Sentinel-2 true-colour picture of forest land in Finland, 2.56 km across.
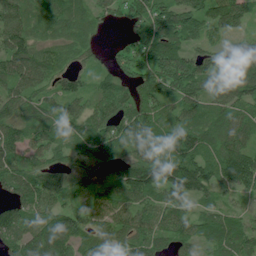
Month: July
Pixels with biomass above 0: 91%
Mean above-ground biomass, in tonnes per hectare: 86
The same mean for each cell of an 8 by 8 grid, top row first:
79 76 38 41 106 105 105 133
103 42 41 20 100 122 70 61
94 73 49 58 92 140 93 163
81 66 64 87 109 76 68 76
79 67 63 82 129 108 78 105
99 108 53 51 172 141 108 161
85 98 63 85 86 70 42 29
90 154 95 86 90 68 62 70
